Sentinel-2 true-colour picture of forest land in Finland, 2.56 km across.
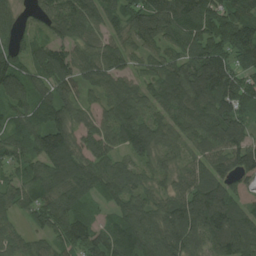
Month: August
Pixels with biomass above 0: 93%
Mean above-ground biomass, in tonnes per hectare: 105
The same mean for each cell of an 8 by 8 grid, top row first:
49 83 140 92 149 177 131 117
63 89 78 75 74 80 137 139
118 116 89 90 67 149 215 118
81 118 61 95 97 115 167 117
77 142 91 86 131 54 91 111
57 106 119 91 57 62 99 120
68 124 74 53 93 125 183 110
65 69 121 112 128 151 119 143
